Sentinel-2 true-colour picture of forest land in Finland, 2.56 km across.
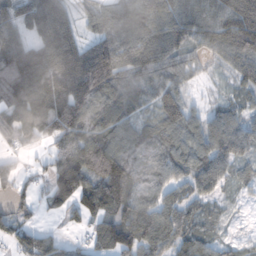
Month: November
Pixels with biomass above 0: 85%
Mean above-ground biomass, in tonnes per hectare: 91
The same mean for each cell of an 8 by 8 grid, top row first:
83 143 43 92 112 97 95 152
113 133 91 134 124 90 69 139
159 155 160 109 68 62 19 60
133 134 127 116 59 107 48 58
42 39 121 110 89 88 93 81
60 67 161 174 81 70 104 47
47 38 92 96 100 88 42 16
63 53 23 129 114 88 61 37
